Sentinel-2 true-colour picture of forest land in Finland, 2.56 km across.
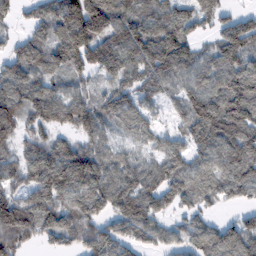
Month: February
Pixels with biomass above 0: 85%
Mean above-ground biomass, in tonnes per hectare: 101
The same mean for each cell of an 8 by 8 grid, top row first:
36 95 217 145 98 116 77 59
58 103 181 132 140 161 56 137
99 82 61 86 93 100 108 129
122 118 117 89 69 58 161 136
64 81 77 63 51 62 126 125
80 161 164 93 88 95 84 110
146 132 105 95 120 63 41 40
127 65 116 115 76 57 105 129
